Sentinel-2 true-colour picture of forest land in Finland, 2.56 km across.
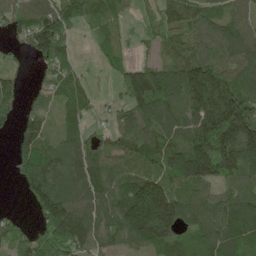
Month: May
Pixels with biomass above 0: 82%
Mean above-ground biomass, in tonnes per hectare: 106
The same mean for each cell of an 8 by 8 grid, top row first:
77 106 93 72 38 94 82 65
30 151 13 65 29 102 115 104
44 40 50 32 163 129 216 94
76 45 57 37 120 97 213 234
77 87 73 57 112 122 230 190
57 143 101 110 148 123 171 125
10 186 111 120 339 162 107 129
75 114 124 77 148 78 88 119
